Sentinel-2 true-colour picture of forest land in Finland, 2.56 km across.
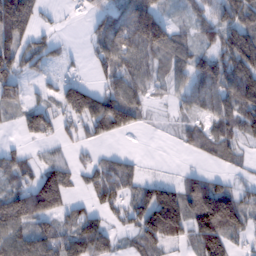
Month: February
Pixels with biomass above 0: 71%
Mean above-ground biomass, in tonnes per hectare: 76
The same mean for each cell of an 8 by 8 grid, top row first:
195 15 15 73 158 22 75 96
102 50 5 94 119 85 55 142
84 24 43 64 72 50 105 119
44 79 127 160 45 24 69 111
16 32 42 17 0 18 72 49
73 110 39 85 33 10 57 12
152 146 40 50 118 156 178 115
107 86 100 50 97 77 145 37
